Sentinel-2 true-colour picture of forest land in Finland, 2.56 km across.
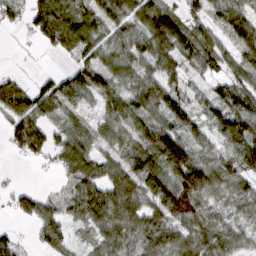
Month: March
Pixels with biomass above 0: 83%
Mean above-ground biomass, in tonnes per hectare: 67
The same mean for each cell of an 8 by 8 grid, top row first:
31 101 87 76 78 74 59 77
5 38 77 68 72 83 80 68
26 41 80 70 64 46 48 59
84 54 41 73 70 80 49 97
49 64 92 53 76 114 51 98
5 6 91 69 107 98 105 86
42 49 64 106 76 121 54 46
34 60 18 81 83 86 84 53
